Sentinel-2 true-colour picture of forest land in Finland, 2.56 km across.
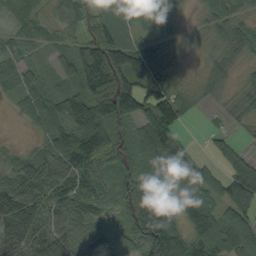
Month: September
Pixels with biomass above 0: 89%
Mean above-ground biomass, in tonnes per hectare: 80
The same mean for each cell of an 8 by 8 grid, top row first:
41 30 77 89 83 58 38 59
50 33 81 161 91 40 23 69
67 34 100 190 121 33 46 23
17 81 143 150 95 114 11 32
12 65 107 84 98 75 20 35
72 77 86 55 110 87 57 126
88 77 71 56 181 115 107 95
67 89 63 99 139 180 132 104
